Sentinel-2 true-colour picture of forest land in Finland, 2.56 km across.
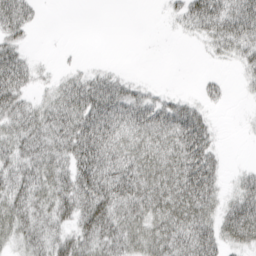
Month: March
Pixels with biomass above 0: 69%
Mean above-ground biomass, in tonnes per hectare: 35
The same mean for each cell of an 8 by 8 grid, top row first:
53 1 0 0 0 20 65 62
36 0 2 0 0 0 15 41
52 13 27 31 7 0 12 10
47 36 56 65 61 53 17 2
42 44 65 53 43 56 40 1
44 45 59 59 58 61 54 17
46 42 53 56 50 55 38 58
29 39 40 45 46 54 51 41
